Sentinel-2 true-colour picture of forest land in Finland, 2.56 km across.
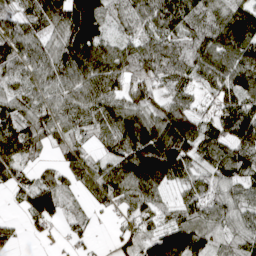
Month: April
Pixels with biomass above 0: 89%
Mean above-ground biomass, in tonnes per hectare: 100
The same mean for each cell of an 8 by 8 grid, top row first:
89 134 181 71 97 138 104 131
113 82 180 90 110 121 141 143
77 86 134 127 112 124 83 136
96 91 104 117 107 133 43 158
145 55 60 93 192 193 122 170
61 39 77 122 146 93 75 86
15 98 25 42 85 54 81 73
35 15 30 18 86 187 87 73
